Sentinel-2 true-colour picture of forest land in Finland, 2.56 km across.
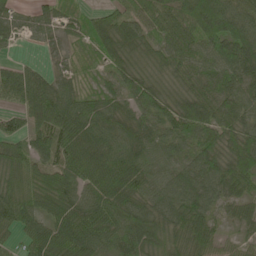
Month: May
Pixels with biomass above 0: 92%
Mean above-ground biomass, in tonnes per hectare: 64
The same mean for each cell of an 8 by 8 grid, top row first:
32 42 38 58 73 89 138 88
10 20 23 67 49 61 75 109
62 44 26 41 59 44 65 77
40 98 74 58 56 68 85 72
53 67 83 69 67 52 69 87
52 58 74 84 62 62 81 87
78 67 71 75 72 83 62 37
33 86 89 60 94 50 57 23
